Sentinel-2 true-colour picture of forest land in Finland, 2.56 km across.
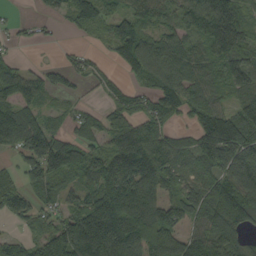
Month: September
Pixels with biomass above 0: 79%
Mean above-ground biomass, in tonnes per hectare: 92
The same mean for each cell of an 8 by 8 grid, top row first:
9 19 99 78 96 73 133 85
18 6 18 55 114 93 82 95
92 53 33 39 55 109 85 77
102 41 44 79 89 88 114 90
84 128 81 71 120 72 130 144
42 128 87 151 152 96 98 159
74 48 84 171 178 89 123 125
38 111 174 202 171 104 129 74
